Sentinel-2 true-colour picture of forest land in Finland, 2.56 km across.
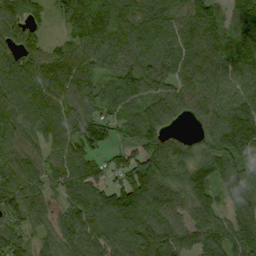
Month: September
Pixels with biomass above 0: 93%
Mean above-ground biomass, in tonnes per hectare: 110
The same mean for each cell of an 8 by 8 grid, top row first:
98 47 143 153 136 113 139 112
103 65 103 125 118 128 122 125
114 122 119 87 125 102 114 124
102 122 104 80 94 72 105 149
92 86 105 59 106 69 88 170
117 93 126 104 164 96 126 125
90 76 127 156 146 105 105 110
114 71 117 107 105 93 105 121
